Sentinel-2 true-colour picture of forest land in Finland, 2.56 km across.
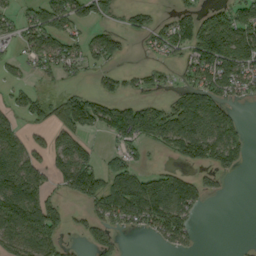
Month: September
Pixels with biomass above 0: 67%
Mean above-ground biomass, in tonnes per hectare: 85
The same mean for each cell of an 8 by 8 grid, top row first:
52 118 84 34 58 70 90 121
32 89 64 87 23 76 205 145
29 28 25 47 38 26 110 94
55 77 175 129 116 150 163 29
100 86 89 31 74 139 175 99
177 79 162 127 80 106 43 14
199 144 27 147 191 159 12 0
104 132 19 45 8 65 0 1
